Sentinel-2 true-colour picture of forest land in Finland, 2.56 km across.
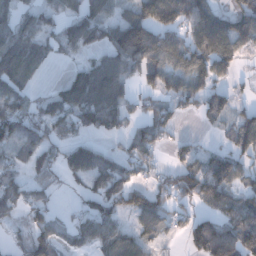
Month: December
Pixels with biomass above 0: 68%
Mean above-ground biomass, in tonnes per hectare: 80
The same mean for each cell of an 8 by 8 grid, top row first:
59 61 103 66 120 121 117 81
137 65 70 105 157 96 139 80
135 12 121 132 67 76 84 19
105 80 117 117 49 51 72 46
81 76 69 20 105 44 14 94
51 47 63 102 37 72 122 77
54 51 39 84 113 57 58 90
28 80 54 92 62 14 167 116
